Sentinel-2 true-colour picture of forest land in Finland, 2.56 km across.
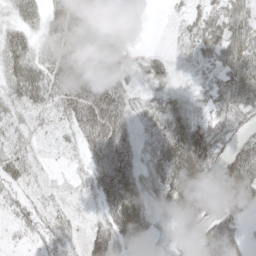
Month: May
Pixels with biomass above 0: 85%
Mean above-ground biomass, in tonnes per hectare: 44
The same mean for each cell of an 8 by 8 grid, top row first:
21 37 64 42 0 9 34 54
60 37 46 40 5 10 43 53
56 50 72 68 24 16 23 70
22 27 83 110 24 41 30 53
19 8 39 123 25 69 99 52
40 8 16 109 43 63 57 97
32 24 10 75 64 43 53 57
19 29 19 64 45 24 55 22
